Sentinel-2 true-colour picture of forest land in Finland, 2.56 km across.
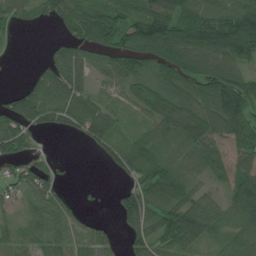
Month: July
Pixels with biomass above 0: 78%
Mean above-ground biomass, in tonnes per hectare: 67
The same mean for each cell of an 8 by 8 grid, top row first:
45 43 75 82 96 116 79 111
4 16 53 79 90 126 125 152
3 83 80 50 65 81 100 88
84 77 77 46 50 91 81 118
77 4 12 52 69 59 73 69
60 68 0 13 73 78 52 82
34 84 20 18 104 106 81 95
39 61 45 44 74 86 52 53
